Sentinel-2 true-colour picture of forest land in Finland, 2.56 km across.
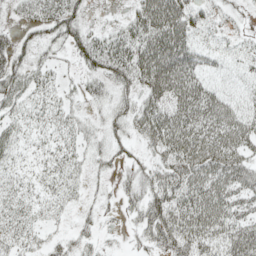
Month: May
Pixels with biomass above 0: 78%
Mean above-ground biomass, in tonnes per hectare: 36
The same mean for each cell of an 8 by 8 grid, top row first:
15 44 34 7 59 70 31 11
43 25 45 51 67 74 22 16
41 25 19 47 58 69 28 22
24 28 17 33 49 51 54 39
28 20 26 28 26 58 58 49
21 26 20 17 39 48 54 48
31 19 14 10 49 53 62 39
31 17 22 4 24 55 42 54
